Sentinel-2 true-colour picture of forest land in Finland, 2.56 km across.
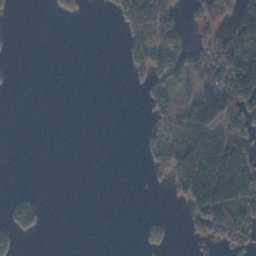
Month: November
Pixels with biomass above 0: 33%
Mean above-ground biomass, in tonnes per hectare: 48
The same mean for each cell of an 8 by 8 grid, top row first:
4 4 19 20 143 63 70 89
3 0 0 0 117 126 74 192
3 0 0 0 44 76 92 166
0 0 0 0 16 80 139 139
0 0 0 0 30 91 166 93
0 0 0 0 4 110 174 138
87 7 0 0 0 5 162 122
45 0 0 0 22 6 32 76
